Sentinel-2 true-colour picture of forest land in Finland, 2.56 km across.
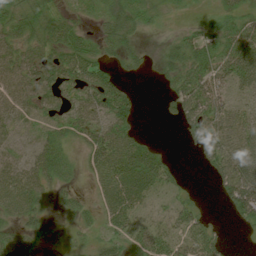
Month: July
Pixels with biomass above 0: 73%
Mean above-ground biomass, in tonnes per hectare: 42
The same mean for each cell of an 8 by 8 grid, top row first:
44 45 15 39 27 8 15 35
42 40 48 38 16 33 62 78
56 55 53 46 9 49 62 65
39 42 47 74 7 38 78 47
29 46 27 68 37 1 66 68
61 48 12 63 57 22 16 83
58 26 29 56 29 38 9 64
52 33 17 31 61 46 62 4
